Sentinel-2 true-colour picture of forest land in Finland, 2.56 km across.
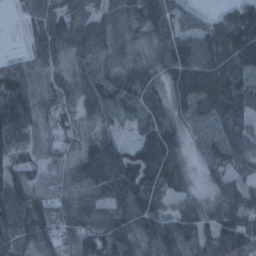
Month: January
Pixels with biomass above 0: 91%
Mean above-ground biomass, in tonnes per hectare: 79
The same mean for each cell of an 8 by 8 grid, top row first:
11 87 82 58 93 59 25 107
4 83 77 64 51 89 75 150
122 62 77 93 72 66 83 83
139 57 61 54 55 55 95 78
85 53 70 66 92 77 66 84
89 73 80 124 121 85 25 46
120 116 82 84 103 42 52 91
94 91 130 114 72 104 66 88
